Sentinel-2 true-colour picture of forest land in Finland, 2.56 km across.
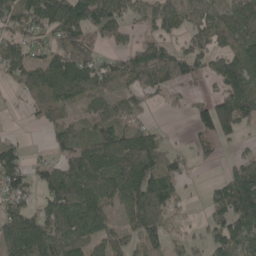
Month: May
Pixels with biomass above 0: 71%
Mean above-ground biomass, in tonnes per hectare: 79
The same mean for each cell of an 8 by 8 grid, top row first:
94 141 143 110 53 66 68 82
91 60 110 30 70 53 73 84
51 103 105 95 81 69 44 112
3 73 45 63 37 7 77 132
35 27 84 113 97 10 31 25
97 72 144 122 168 67 4 96
75 84 169 60 118 39 46 159
127 101 96 82 80 28 55 87
